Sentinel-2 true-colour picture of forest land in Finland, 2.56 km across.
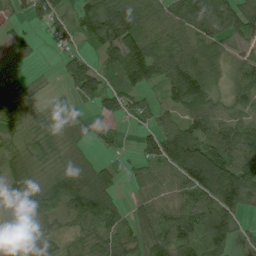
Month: July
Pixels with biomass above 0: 80%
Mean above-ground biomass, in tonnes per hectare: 52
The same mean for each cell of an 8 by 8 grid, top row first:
20 67 52 91 59 71 98 85
17 7 20 66 86 50 51 25
12 3 74 36 64 80 55 40
31 23 19 30 32 37 64 26
26 34 28 20 38 113 84 85
44 33 58 28 33 61 144 108
48 40 73 64 39 45 86 72
21 36 33 61 56 82 90 30
